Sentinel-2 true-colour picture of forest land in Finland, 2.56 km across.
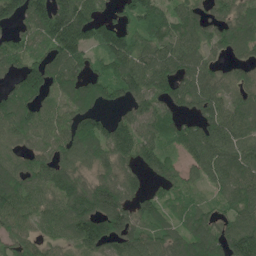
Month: May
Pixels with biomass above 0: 86%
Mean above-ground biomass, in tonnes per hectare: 102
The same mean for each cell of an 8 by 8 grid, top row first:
111 161 153 53 119 103 70 92
109 96 131 130 98 120 88 82
77 140 91 125 120 121 100 79
121 78 101 41 108 76 96 94
72 82 124 122 109 86 129 111
100 110 88 105 58 70 89 105
119 85 142 171 84 65 64 98
91 66 112 109 98 88 126 152
